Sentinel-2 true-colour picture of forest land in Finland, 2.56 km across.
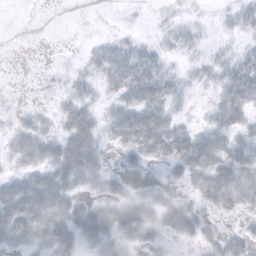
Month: October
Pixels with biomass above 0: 63%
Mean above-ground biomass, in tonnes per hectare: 23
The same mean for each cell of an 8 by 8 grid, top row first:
0 1 3 1 2 7 2 19
1 0 3 22 16 14 7 12
0 0 14 29 50 19 13 45
7 8 36 24 47 15 12 36
23 30 53 16 45 46 39 31
23 37 41 17 5 15 46 43
47 48 32 36 35 33 15 27
26 38 30 32 27 15 16 21
